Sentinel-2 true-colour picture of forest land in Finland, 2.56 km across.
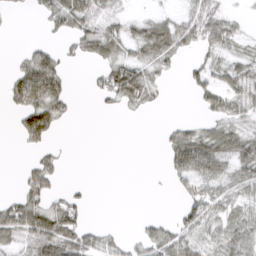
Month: March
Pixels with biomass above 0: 51%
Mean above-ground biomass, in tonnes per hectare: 32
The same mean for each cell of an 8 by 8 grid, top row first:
5 39 54 24 13 20 40 10
2 26 29 44 51 48 39 25
63 118 0 73 50 4 41 43
36 90 2 8 14 0 25 28
7 32 0 0 0 54 62 45
5 60 0 0 1 34 51 35
59 53 27 0 0 12 56 35
37 87 52 16 28 45 31 56
